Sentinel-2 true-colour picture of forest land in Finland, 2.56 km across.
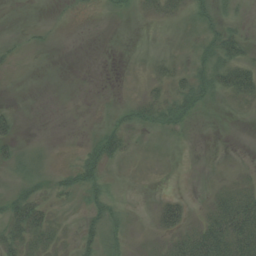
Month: August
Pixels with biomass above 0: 30%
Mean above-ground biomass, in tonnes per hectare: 13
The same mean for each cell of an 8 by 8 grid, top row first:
0 1 1 5 6 11 17 8
6 2 0 0 0 1 20 33
0 0 0 0 7 16 31 55
10 0 0 4 20 31 6 3
20 1 6 35 1 2 0 0
8 10 33 4 0 0 0 4
42 21 8 21 0 35 14 54
31 19 25 11 0 26 68 67
